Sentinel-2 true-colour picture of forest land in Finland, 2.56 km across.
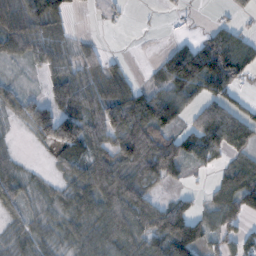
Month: November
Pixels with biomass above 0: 71%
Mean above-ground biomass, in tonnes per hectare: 59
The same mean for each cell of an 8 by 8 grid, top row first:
79 73 4 11 1 6 3 15
59 56 35 4 0 45 84 88
15 37 66 63 17 105 95 52
36 82 81 108 119 81 80 54
7 47 92 76 134 99 115 62
40 13 53 107 91 53 14 102
38 23 53 89 93 80 43 94
25 25 50 64 71 152 62 57
